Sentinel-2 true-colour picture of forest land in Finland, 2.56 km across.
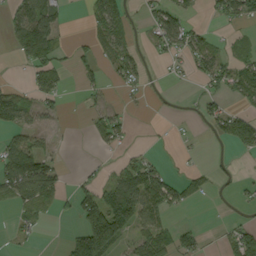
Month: September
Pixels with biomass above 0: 43%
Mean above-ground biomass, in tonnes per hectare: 40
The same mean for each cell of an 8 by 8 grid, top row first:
51 80 2 97 16 48 10 46
42 83 22 60 12 41 46 12
4 60 23 15 19 6 40 71
47 28 5 25 3 2 32 28
59 19 0 27 5 6 2 49
110 89 12 32 106 21 21 8
26 33 90 150 109 34 1 7
10 1 114 151 66 59 9 63
